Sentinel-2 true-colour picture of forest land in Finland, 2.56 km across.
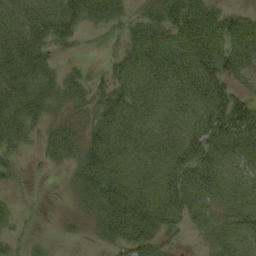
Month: September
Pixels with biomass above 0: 80%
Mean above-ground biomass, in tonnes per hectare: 34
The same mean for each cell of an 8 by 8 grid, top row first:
43 53 44 32 33 58 52 32
53 35 11 13 53 51 59 46
47 35 25 35 38 43 56 28
45 26 20 39 34 30 47 62
25 23 32 41 33 38 43 44
14 3 28 42 29 42 34 24
10 2 17 46 47 44 28 34
12 6 5 27 47 13 15 27
